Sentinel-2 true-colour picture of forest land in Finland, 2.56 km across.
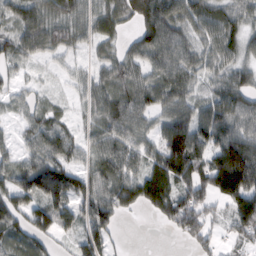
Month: February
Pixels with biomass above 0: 84%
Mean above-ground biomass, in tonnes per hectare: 68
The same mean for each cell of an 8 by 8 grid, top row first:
70 79 63 69 86 89 75 58
59 60 34 36 85 92 56 59
30 12 36 73 65 82 46 62
25 41 18 80 70 78 69 82
36 81 46 84 58 111 81 104
71 122 70 84 89 110 98 162
85 104 72 81 52 111 63 108
56 49 63 45 0 17 61 48
